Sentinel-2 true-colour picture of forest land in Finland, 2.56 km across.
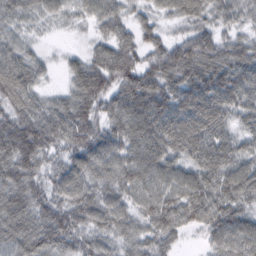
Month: February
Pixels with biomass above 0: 95%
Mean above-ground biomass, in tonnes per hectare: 77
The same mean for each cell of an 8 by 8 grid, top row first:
56 42 32 59 33 54 61 62
52 10 14 81 70 76 96 72
84 19 71 86 104 104 119 111
71 72 83 74 117 96 115 75
109 83 86 88 104 91 96 61
90 61 90 84 98 75 90 92
84 77 86 87 79 102 109 83
83 90 71 64 67 47 46 96
